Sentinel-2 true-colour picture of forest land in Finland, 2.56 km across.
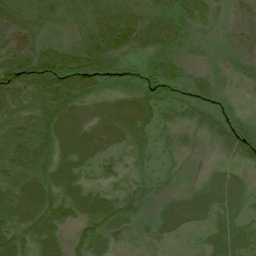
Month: July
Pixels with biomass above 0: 95%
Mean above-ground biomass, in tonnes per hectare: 54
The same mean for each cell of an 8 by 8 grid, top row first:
80 62 62 92 58 64 32 9
51 63 78 104 54 41 16 14
110 118 114 66 57 53 34 29
66 71 64 64 63 35 55 28
70 67 79 53 39 33 29 72
55 60 49 34 37 23 26 28
78 77 57 62 42 48 53 35
62 60 47 32 19 20 32 61
